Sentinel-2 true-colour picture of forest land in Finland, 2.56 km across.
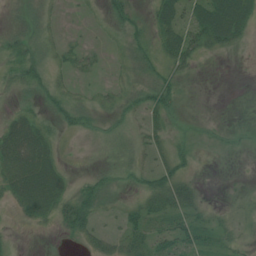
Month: July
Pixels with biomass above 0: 60%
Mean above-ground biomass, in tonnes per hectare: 19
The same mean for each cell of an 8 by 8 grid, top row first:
11 16 3 23 12 38 58 53
23 20 14 8 26 45 29 12
20 26 7 9 22 23 0 0
17 17 26 20 25 15 0 0
47 29 1 6 18 18 2 4
38 41 12 18 20 33 1 1
15 30 41 13 28 29 14 12
5 2 12 22 28 30 19 14
